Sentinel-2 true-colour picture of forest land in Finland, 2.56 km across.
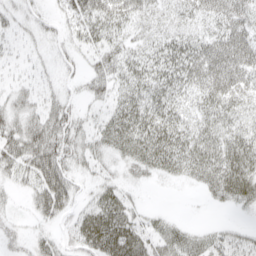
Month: April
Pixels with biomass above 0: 75%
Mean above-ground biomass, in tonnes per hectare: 34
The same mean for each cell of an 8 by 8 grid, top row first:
18 11 45 55 34 30 39 47
12 10 24 35 32 44 51 61
12 9 15 39 42 42 61 49
33 34 19 29 47 34 35 31
46 58 31 34 49 45 42 45
25 69 16 18 18 20 36 58
7 52 25 56 14 1 5 14
16 23 42 66 41 36 32 30
